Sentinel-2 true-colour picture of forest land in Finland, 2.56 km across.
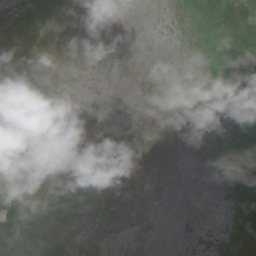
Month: June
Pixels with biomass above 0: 23%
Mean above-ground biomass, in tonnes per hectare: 10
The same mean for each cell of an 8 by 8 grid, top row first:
0 0 0 0 0 3 49 63
0 0 0 0 0 0 25 74
0 0 0 0 0 0 10 69
0 0 0 0 0 0 0 29
1 0 0 0 0 0 0 27
8 3 0 0 0 0 0 24
18 19 1 0 0 0 0 38
52 32 0 0 0 0 3 68
